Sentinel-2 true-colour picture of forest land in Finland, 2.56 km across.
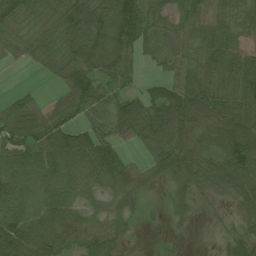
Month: July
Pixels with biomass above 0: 84%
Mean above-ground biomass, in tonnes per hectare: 56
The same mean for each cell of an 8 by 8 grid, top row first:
71 61 86 86 72 48 55 58
34 60 89 90 38 41 59 50
1 11 82 63 16 47 59 67
64 43 55 54 70 96 77 68
80 83 80 46 43 68 73 119
63 60 50 52 31 49 71 87
62 64 43 33 21 27 8 41
88 68 54 56 4 11 7 50
